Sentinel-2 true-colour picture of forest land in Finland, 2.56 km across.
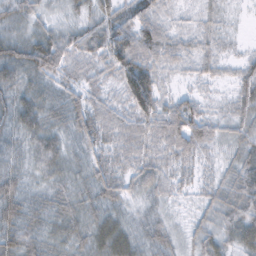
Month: February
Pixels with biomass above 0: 96%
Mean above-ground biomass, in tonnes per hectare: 43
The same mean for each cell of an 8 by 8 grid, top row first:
48 25 35 59 52 17 20 4
68 86 58 89 73 37 26 8
52 44 41 36 94 17 21 40
66 46 53 43 73 72 26 47
27 51 38 42 46 53 38 46
33 37 33 52 53 33 23 61
44 37 44 34 20 12 37 60
43 31 38 67 30 24 48 53
